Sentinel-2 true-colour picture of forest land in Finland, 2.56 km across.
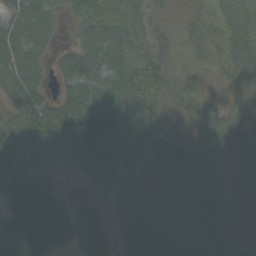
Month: September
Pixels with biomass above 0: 91%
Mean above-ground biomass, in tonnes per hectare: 57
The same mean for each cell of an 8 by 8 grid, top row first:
55 44 44 66 35 15 35 31
66 27 40 59 42 24 36 42
58 19 70 66 77 32 16 36
56 71 65 61 60 20 42 28
99 46 69 58 92 93 60 42
83 42 32 104 106 89 78 29
89 100 38 33 70 63 110 38
54 79 51 30 100 67 108 51
